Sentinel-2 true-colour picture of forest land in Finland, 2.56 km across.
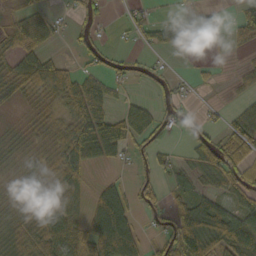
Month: October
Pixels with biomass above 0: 61%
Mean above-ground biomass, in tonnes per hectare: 42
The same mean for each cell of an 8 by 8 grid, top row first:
26 29 33 6 25 15 57 25
42 28 23 19 14 34 32 18
44 90 59 37 16 20 12 21
12 28 86 49 38 39 13 32
18 27 108 60 32 6 52 65
17 49 67 7 12 24 41 70
27 91 58 62 24 45 61 49
58 100 70 92 23 94 91 87
